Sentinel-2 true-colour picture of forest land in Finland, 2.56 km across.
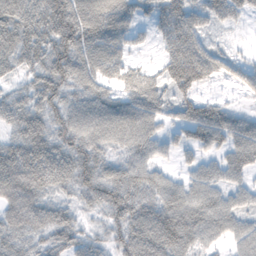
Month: November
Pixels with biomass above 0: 86%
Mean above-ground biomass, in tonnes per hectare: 69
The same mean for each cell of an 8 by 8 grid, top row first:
98 106 101 93 36 87 53 33
97 95 101 71 18 79 48 8
31 86 76 58 71 93 48 40
71 77 79 83 86 48 66 33
74 101 82 64 71 33 60 75
124 104 85 68 61 25 55 43
94 73 40 77 75 94 86 54
62 49 50 50 103 108 55 56
